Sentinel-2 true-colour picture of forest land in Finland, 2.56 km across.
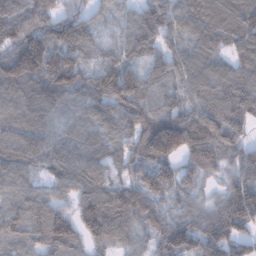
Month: January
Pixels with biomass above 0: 94%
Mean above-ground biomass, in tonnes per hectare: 110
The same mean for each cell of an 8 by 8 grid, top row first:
132 137 98 51 95 107 130 149
164 150 103 46 96 81 95 93
149 156 111 117 102 105 106 108
88 102 87 95 113 104 130 117
91 83 99 98 163 172 157 89
102 70 114 87 130 122 79 105
110 120 107 160 128 85 69 169
74 135 80 103 46 151 115 102
